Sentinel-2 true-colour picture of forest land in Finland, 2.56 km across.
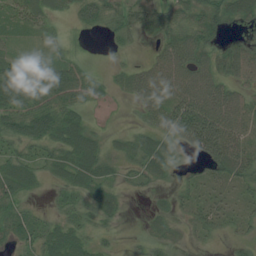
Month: July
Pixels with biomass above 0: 80%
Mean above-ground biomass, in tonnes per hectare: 39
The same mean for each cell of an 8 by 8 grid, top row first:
30 38 34 36 40 35 48 44
18 14 8 10 5 69 48 42
81 60 50 18 53 67 64 43
58 70 36 4 28 69 81 56
42 50 68 20 42 46 81 48
61 30 60 30 30 16 33 40
37 12 37 34 5 22 33 22
38 58 47 13 18 15 11 18
